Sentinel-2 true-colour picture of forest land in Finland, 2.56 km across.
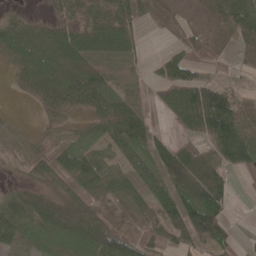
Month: May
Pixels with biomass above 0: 79%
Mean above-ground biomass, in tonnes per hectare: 62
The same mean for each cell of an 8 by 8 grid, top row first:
27 24 56 90 48 25 36 95
69 71 78 76 36 26 34 33
24 61 103 68 46 79 55 19
3 35 34 77 64 77 175 95
18 22 37 54 77 73 71 120
11 53 82 60 48 142 158 12
76 77 63 31 57 112 141 2
57 33 77 93 61 72 95 12
